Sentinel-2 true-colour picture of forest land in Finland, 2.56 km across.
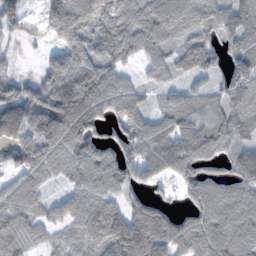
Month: November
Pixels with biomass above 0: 84%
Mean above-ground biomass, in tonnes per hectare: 93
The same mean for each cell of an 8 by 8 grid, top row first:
65 79 110 117 96 112 81 94
16 29 109 119 72 71 89 80
54 83 128 99 35 47 68 115
136 147 129 93 76 105 88 75
116 119 117 91 116 121 120 65
55 71 93 119 92 71 94 65
85 58 88 93 124 41 132 122
82 36 62 138 174 126 121 127
